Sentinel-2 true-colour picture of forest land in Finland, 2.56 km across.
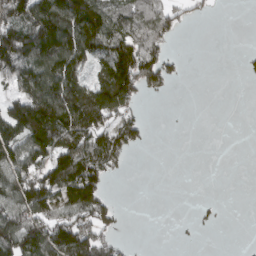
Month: March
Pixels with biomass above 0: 50%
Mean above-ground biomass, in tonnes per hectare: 72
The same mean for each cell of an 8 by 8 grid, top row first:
154 166 175 108 99 58 14 0
184 165 142 126 102 10 0 2
120 145 90 150 123 28 0 5
133 186 145 116 14 1 0 0
117 151 126 117 30 0 0 0
128 121 140 38 0 0 0 0
133 91 97 38 0 0 7 0
166 144 144 43 0 3 0 0
